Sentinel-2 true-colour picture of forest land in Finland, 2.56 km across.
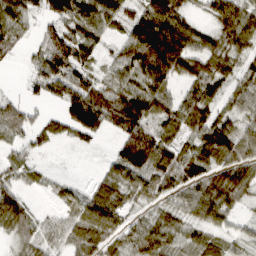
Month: March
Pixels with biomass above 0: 78%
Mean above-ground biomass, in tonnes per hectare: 59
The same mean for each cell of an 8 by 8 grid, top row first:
60 45 82 64 87 91 44 85
25 69 70 25 129 134 73 58
1 74 66 44 76 57 82 47
62 17 117 94 87 70 73 50
27 20 11 24 116 63 101 76
18 1 2 59 73 78 85 81
76 7 42 81 35 46 81 33
36 29 60 56 77 48 50 28
